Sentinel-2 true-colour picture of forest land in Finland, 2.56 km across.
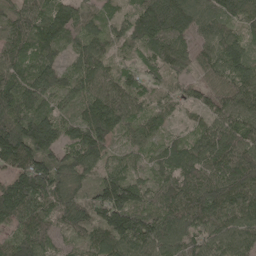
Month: May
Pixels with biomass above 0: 95%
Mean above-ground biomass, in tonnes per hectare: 104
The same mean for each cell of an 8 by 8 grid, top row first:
90 115 93 61 136 171 100 97
108 99 76 63 82 81 67 93
107 103 99 93 77 50 56 101
135 84 86 139 71 46 73 116
208 137 128 69 65 62 110 124
121 164 91 90 61 105 116 155
159 103 106 179 93 126 137 122
86 86 61 134 159 119 99 110
